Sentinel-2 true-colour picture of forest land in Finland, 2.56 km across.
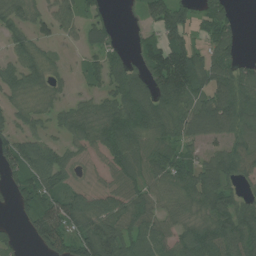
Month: July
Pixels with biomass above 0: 76%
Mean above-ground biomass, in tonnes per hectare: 67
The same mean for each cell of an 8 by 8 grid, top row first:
61 69 61 21 49 96 64 13
53 31 28 47 49 102 62 30
68 55 22 72 86 153 84 80
43 45 57 85 137 101 105 89
77 61 39 86 66 65 69 65
65 91 14 40 61 76 75 58
36 110 75 69 61 36 78 68
22 89 85 104 84 65 96 94
